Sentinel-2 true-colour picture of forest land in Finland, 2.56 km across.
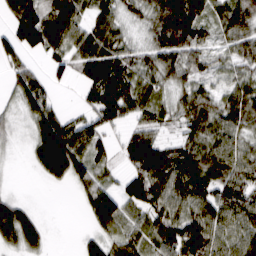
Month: March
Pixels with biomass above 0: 81%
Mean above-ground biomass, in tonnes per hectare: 67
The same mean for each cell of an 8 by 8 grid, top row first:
86 91 69 55 44 151 64 95
68 90 65 83 46 111 58 60
44 41 38 93 70 62 49 52
28 80 27 78 65 48 76 89
11 149 99 31 92 51 75 61
1 57 71 28 108 99 87 77
72 0 20 103 82 71 81 88
81 27 20 50 63 89 100 74
